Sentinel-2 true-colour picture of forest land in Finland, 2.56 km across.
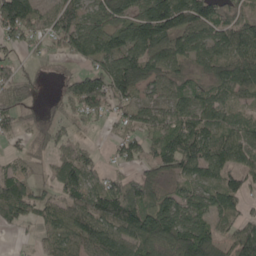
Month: May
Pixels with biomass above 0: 79%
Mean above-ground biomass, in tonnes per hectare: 76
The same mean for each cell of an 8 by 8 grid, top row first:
149 51 74 86 106 162 112 70
38 25 78 101 135 102 85 117
48 6 67 115 103 53 53 117
51 11 46 37 46 63 78 38
22 34 32 23 59 119 103 98
66 26 107 42 62 64 74 78
89 79 92 129 122 106 90 55
6 48 78 102 112 103 111 108
